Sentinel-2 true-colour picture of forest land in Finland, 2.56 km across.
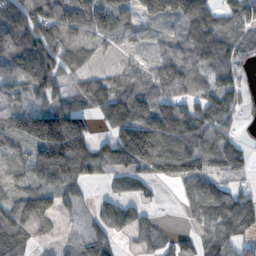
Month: November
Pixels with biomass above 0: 81%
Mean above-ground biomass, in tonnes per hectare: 96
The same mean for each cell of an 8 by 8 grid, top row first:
124 143 175 121 81 122 103 101
183 150 106 35 44 82 146 82
100 125 39 61 97 149 70 59
127 121 85 91 120 131 126 56
113 219 164 112 214 157 131 62
94 106 85 47 55 101 90 35
100 107 27 55 33 10 109 130
87 28 29 51 47 38 86 86
